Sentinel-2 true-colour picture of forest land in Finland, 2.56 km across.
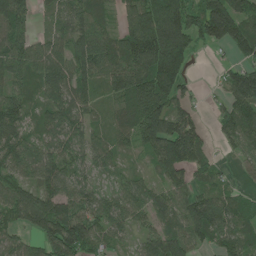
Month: June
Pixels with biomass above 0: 85%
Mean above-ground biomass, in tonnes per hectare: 87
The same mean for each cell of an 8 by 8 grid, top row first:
103 34 90 37 145 161 167 127
86 68 96 85 177 210 38 94
60 94 107 83 142 127 5 131
83 76 75 35 143 97 17 111
84 68 72 48 86 177 44 70
73 91 66 31 30 83 56 18
119 138 96 75 62 88 116 71
59 107 130 55 52 102 59 69
